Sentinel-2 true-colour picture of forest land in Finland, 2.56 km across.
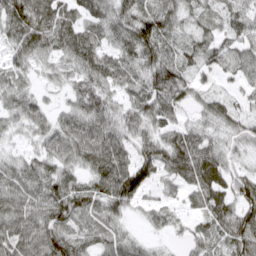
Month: March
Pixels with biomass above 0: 91%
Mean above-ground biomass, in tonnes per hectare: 61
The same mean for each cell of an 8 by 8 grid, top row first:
99 100 65 72 80 57 40 61
57 69 91 52 89 43 63 59
39 22 57 67 72 72 24 41
52 40 68 59 72 48 44 36
20 55 97 83 60 86 56 37
69 73 45 106 78 63 83 46
74 80 72 67 34 26 67 66
76 82 59 57 25 13 42 79
